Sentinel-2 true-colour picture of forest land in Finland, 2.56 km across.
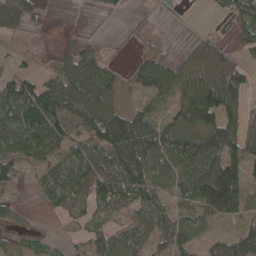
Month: April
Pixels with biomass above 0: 74%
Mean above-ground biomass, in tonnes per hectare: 57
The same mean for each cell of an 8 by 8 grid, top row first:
53 4 0 7 17 5 4 43
14 6 47 9 27 11 57 30
54 52 116 69 75 69 85 80
73 85 83 85 58 45 100 74
63 78 44 121 161 79 98 83
37 42 59 91 111 91 125 82
21 19 45 53 62 45 83 62
22 15 18 57 57 81 31 76
